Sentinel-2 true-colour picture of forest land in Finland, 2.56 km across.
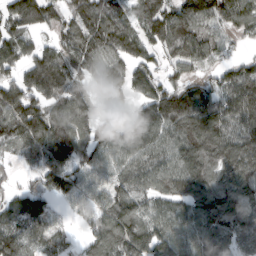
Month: March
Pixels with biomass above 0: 86%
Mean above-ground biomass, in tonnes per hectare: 125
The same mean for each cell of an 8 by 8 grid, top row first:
137 112 133 112 125 146 149 148
125 88 148 129 108 129 122 34
99 177 88 155 117 81 78 147
145 131 110 56 107 212 168 154
103 167 125 113 135 128 201 147
29 141 117 110 114 150 155 185
97 86 85 136 103 96 166 137
145 99 51 163 177 123 123 106
